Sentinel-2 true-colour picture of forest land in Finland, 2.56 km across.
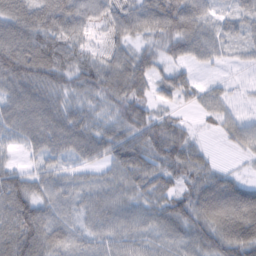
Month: February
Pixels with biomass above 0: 87%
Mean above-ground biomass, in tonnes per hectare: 52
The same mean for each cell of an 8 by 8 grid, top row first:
75 90 74 27 24 58 42 43
92 69 39 16 33 43 52 27
79 74 58 72 56 43 11 6
67 75 55 48 48 22 34 20
34 58 65 62 66 71 12 35
49 44 29 44 65 52 54 20
87 47 40 59 53 65 82 88
91 69 34 49 42 51 71 94
